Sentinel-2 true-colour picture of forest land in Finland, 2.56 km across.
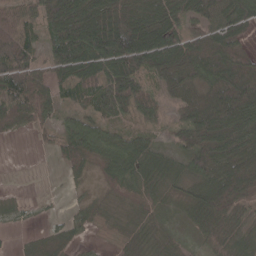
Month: April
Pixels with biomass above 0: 81%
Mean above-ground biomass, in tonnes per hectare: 56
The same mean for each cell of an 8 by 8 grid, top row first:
50 66 98 103 73 57 64 82
89 46 110 129 109 95 85 52
80 62 70 87 50 81 62 111
60 45 37 59 56 32 114 111
2 13 78 58 42 35 71 59
0 0 16 44 36 23 60 127
9 3 12 11 31 13 95 74
5 34 18 11 35 31 54 52
